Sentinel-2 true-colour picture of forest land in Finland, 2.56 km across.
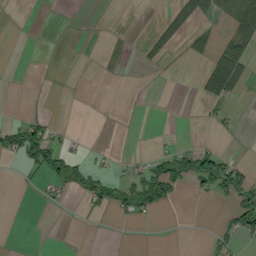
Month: September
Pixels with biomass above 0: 18%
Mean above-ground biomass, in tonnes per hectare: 13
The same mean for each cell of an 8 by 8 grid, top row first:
0 0 0 0 0 32 17 41
0 0 0 3 10 14 20 13
0 0 0 1 1 0 18 29
2 5 0 0 0 0 8 2
47 54 5 1 0 5 9 1
1 29 33 17 33 57 81 50
0 5 5 21 23 4 1 67
0 0 0 0 0 0 8 25
